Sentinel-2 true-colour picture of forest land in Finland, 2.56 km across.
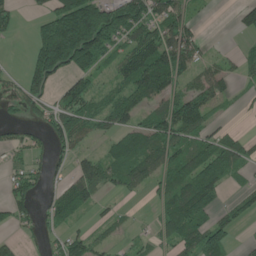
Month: June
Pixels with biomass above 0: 62%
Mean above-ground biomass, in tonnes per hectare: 76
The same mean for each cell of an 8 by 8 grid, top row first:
46 89 221 157 129 100 11 47
0 199 256 88 130 153 24 29
46 124 89 41 150 91 89 38
45 61 108 97 67 134 78 11
57 60 48 55 83 99 71 72
53 56 89 62 72 86 100 31
75 49 78 18 7 100 76 54
25 30 69 28 25 75 92 10
